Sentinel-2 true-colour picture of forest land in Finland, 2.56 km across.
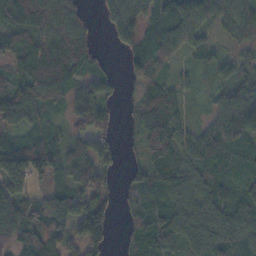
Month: November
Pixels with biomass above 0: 86%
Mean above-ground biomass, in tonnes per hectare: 74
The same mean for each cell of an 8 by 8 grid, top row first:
85 101 52 59 70 125 76 88
61 94 88 17 69 65 43 37
73 110 60 34 69 39 14 68
102 46 93 42 76 72 31 107
86 77 58 45 70 100 90 82
168 90 78 30 64 101 97 54
115 71 95 52 64 96 100 81
93 79 83 35 72 74 101 85
